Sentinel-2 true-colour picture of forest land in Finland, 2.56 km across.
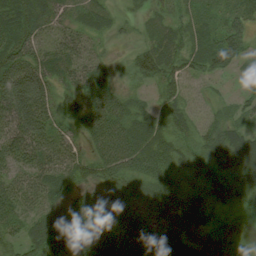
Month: August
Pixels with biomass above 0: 89%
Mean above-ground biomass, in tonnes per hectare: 53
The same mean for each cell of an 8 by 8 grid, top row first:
78 55 35 25 14 26 25 32
87 46 46 9 37 56 69 51
106 58 44 27 36 55 31 13
99 51 54 80 43 56 23 38
70 58 32 87 77 47 63 78
39 58 49 63 65 46 42 64
55 43 73 73 49 80 42 20
35 94 97 98 85 64 30 15
